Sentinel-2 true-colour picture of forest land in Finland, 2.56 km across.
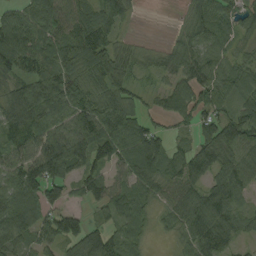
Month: August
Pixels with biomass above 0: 86%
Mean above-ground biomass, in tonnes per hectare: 77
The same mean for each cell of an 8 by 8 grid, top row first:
64 101 89 72 3 8 90 72
113 104 132 82 25 49 86 32
67 112 91 114 27 61 76 75
111 106 97 83 56 70 73 69
74 97 120 115 143 32 87 104
94 114 85 57 115 77 78 75
111 94 29 69 56 75 85 50
85 66 87 79 38 29 87 39
